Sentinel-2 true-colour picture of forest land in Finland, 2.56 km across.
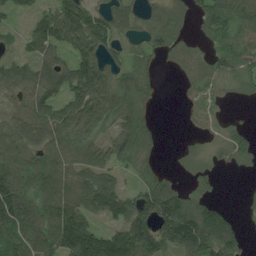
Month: July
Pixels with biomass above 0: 75%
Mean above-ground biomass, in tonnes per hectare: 78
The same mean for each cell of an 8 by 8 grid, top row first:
29 73 143 92 44 50 81 90
29 95 109 66 48 39 30 85
93 96 146 88 67 9 59 67
56 97 128 90 60 3 64 5
79 90 90 76 58 6 19 52
107 104 103 70 41 22 27 4
147 110 115 105 110 135 87 10
99 113 179 126 145 125 135 62
